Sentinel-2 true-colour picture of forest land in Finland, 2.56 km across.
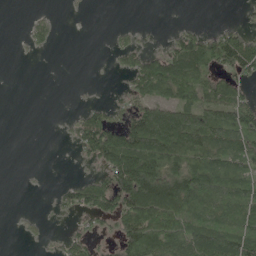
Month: May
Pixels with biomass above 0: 52%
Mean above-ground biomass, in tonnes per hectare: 60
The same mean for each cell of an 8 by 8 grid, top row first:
0 14 3 0 0 1 0 4
1 13 0 20 31 78 114 125
0 0 1 3 101 128 79 58
0 0 25 36 98 110 100 96
0 0 51 131 158 130 123 111
0 1 16 94 163 101 127 106
3 5 66 87 154 144 92 107
3 12 47 33 139 112 130 130
